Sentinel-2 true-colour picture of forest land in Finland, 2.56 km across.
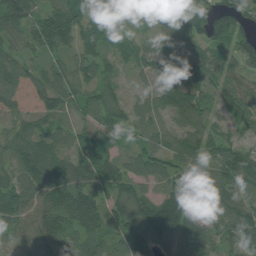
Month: July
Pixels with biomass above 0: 91%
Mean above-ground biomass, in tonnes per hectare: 86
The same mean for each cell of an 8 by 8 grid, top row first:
92 86 112 98 71 113 90 93
59 80 111 62 67 96 87 97
84 84 86 46 36 90 81 68
59 72 54 87 67 86 59 74
94 83 72 40 63 79 75 49
87 104 86 108 77 92 91 85
113 112 140 89 98 154 109 81
65 103 79 77 133 115 81 94
